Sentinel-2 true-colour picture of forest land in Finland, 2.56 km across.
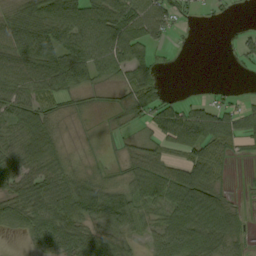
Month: September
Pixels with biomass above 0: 75%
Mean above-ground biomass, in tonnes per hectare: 56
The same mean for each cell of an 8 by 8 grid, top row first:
60 94 93 87 94 37 8 3
83 84 84 86 56 6 0 22
86 96 63 28 65 0 1 2
77 52 15 18 69 72 62 51
75 85 8 9 42 67 94 39
74 78 42 19 71 79 80 2
75 86 81 71 47 88 137 27
10 61 83 63 34 94 91 47
